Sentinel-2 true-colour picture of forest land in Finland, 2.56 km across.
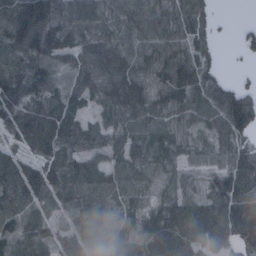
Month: January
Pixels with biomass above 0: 89%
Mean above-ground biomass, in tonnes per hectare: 84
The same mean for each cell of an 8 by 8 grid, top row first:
113 144 90 58 70 61 38 1
130 144 92 84 71 71 38 33
123 103 76 91 64 99 80 17
118 123 66 64 84 78 92 165
50 83 60 44 99 78 40 78
123 108 94 69 42 35 43 109
126 70 77 62 62 90 90 116
137 64 90 99 113 147 79 97
